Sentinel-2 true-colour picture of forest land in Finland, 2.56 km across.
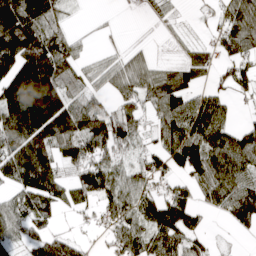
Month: April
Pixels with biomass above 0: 74%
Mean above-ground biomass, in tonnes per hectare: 82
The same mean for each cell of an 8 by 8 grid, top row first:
163 89 4 2 10 15 9 131
217 154 29 11 17 10 51 106
167 186 56 67 76 90 37 66
157 192 114 63 46 95 114 14
108 127 95 108 31 140 146 108
119 143 75 74 74 54 116 106
71 82 46 86 92 120 41 98
54 101 36 36 84 91 29 5
